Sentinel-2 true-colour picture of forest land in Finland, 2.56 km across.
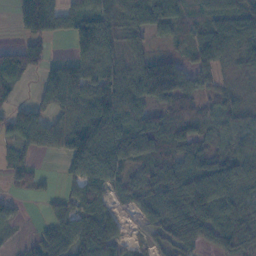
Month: November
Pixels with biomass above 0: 80%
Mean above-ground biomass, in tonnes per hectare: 66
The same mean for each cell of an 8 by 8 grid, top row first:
38 96 88 63 83 54 38 66
51 33 93 84 37 22 70 41
70 57 109 99 146 145 34 22
61 71 73 125 77 65 34 39
52 50 161 137 100 76 50 43
32 12 80 86 44 84 97 65
18 19 68 33 63 75 107 55
8 84 101 68 18 60 48 61
